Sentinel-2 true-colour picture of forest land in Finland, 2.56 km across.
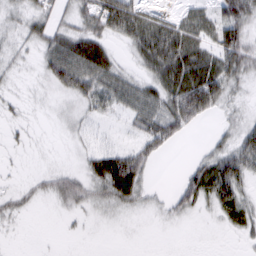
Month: March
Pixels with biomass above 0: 60%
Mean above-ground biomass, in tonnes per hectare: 28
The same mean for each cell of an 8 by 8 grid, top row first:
21 30 38 92 39 21 31 56
17 38 54 21 55 70 39 64
8 28 57 39 29 67 79 29
7 4 15 19 44 72 43 11
5 1 7 9 41 21 11 37
3 16 24 83 34 5 63 49
15 4 19 20 13 25 19 45
1 0 2 0 0 0 0 9
